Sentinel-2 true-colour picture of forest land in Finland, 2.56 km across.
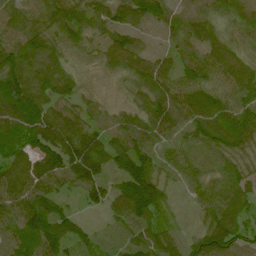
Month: June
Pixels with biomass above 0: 94%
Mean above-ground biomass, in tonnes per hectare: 77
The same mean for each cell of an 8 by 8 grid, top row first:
65 65 82 80 85 46 55 58
92 83 44 76 37 49 70 54
88 95 41 26 78 72 66 85
148 104 70 50 83 106 102 84
74 117 123 95 91 60 79 71
91 105 107 61 117 50 57 69
97 103 34 64 113 13 58 69
94 120 71 46 87 52 99 78
